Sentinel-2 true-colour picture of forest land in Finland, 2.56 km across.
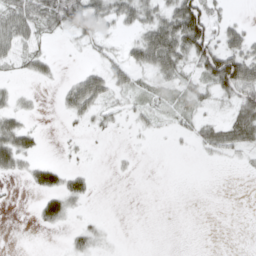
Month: April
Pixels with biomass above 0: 44%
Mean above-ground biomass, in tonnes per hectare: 23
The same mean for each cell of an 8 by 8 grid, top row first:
50 60 64 43 47 77 50 4
32 8 8 12 61 75 57 44
10 14 32 35 14 30 46 88
26 1 35 19 21 25 12 44
57 2 6 1 2 3 33 36
18 43 23 3 0 0 0 2
2 43 9 0 0 0 0 0
0 0 22 5 0 0 0 0
